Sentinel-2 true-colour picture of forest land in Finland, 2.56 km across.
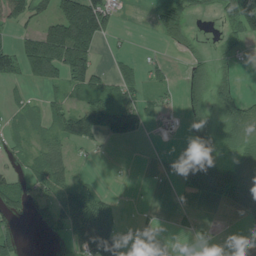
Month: July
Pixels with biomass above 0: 49%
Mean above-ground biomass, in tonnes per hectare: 52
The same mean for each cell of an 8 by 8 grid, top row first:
78 65 224 76 1 80 12 157
50 143 153 7 3 28 13 28
36 62 92 44 35 12 63 20
14 35 81 116 64 16 64 89
23 43 57 17 9 5 69 54
40 83 19 2 0 13 134 109
56 46 129 54 7 13 7 81
43 13 101 121 2 6 10 0
